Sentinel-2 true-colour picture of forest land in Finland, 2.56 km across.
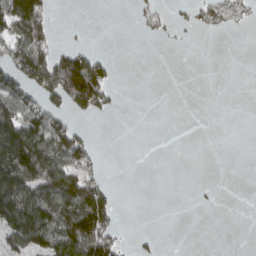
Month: March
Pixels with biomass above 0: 33%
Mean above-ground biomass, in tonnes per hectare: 52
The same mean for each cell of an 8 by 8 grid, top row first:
130 77 0 0 27 17 51 29
102 99 39 0 0 4 0 0
97 151 250 49 0 0 0 0
121 103 65 27 0 0 0 0
187 134 97 0 0 0 0 0
164 144 111 6 0 0 0 0
155 143 174 76 0 0 4 0
96 109 185 69 8 0 0 0
